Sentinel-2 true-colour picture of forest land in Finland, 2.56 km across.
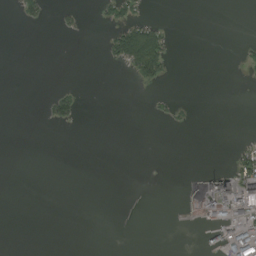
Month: August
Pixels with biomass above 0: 11%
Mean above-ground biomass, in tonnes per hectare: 12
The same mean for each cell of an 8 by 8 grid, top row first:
9 15 13 25 17 0 0 0
0 0 0 42 137 7 0 6
0 0 0 0 41 3 0 2
0 21 25 0 1 11 0 0
0 0 0 0 0 0 0 13
0 0 0 0 0 0 32 104
0 0 0 0 0 4 29 105
0 0 0 0 0 17 7 87
